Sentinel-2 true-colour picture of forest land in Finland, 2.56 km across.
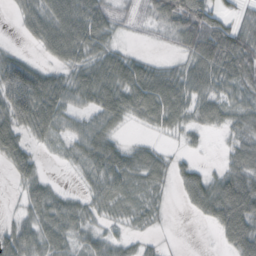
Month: October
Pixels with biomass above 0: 76%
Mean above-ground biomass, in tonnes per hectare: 46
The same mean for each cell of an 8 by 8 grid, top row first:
21 73 86 37 22 85 78 32
10 49 72 37 5 27 94 90
91 52 55 75 84 60 61 56
74 74 35 70 66 65 51 40
54 21 45 47 21 8 7 40
24 13 17 63 46 31 32 64
11 60 34 27 30 4 58 94
58 57 32 32 14 1 1 79
